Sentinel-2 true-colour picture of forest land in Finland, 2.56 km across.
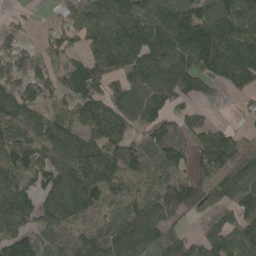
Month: May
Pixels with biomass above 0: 84%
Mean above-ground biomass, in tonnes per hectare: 107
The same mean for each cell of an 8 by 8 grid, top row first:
18 13 105 161 144 140 139 130
85 76 69 158 148 165 176 155
149 116 131 87 116 137 99 140
126 72 88 117 96 58 31 27
123 107 124 110 75 99 99 62
98 119 132 109 85 77 88 115
131 106 107 74 132 117 67 118
142 50 78 148 154 89 112 115
